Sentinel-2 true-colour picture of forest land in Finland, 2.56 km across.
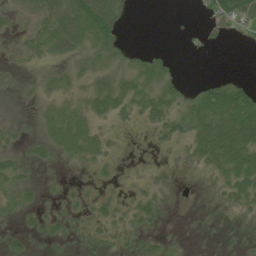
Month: June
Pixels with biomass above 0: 60%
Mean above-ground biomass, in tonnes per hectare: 24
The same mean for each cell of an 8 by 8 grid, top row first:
20 51 70 55 0 1 17 44
15 42 40 32 7 2 7 1
11 18 27 43 43 18 13 13
12 16 27 36 40 39 65 67
20 26 24 11 6 23 81 78
32 6 5 10 12 10 13 51
20 13 19 22 30 3 1 20
17 18 12 13 21 3 0 3
